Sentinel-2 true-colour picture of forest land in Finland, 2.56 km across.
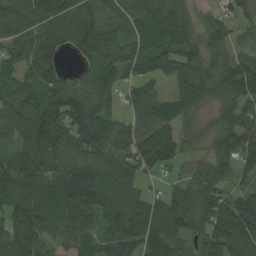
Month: August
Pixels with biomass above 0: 90%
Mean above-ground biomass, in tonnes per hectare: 89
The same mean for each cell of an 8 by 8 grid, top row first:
106 115 105 53 78 96 34 54
79 89 79 84 80 85 78 56
66 80 42 73 65 66 93 139
107 143 139 64 88 74 29 103
55 119 110 110 115 94 37 106
107 97 139 99 54 28 98 42
97 77 116 114 106 126 118 139
103 70 93 86 109 80 99 121
